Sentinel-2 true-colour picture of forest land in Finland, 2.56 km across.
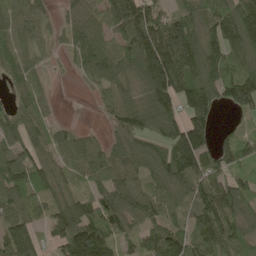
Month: May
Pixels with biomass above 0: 86%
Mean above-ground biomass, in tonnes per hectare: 107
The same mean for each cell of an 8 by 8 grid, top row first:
80 41 87 128 160 105 137 188
96 36 93 92 227 207 141 139
62 24 21 97 148 160 134 162
83 48 0 63 140 106 118 67
102 91 89 80 95 151 82 90
127 102 61 93 92 152 135 90
99 91 103 139 97 62 163 111
172 63 194 118 79 105 127 104
